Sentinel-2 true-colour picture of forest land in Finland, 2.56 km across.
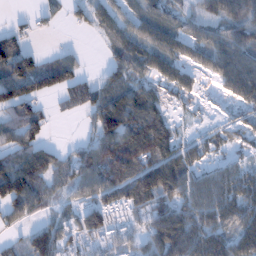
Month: January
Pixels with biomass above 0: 74%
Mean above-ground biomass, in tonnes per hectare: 73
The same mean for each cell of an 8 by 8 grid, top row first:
8 20 29 70 70 56 76 80
79 8 10 61 91 86 82 85
121 94 57 62 58 77 25 111
89 30 41 135 124 18 13 35
77 43 33 103 127 72 48 38
149 74 77 92 113 127 73 86
82 34 61 81 73 96 115 99
26 120 73 59 66 138 131 93
